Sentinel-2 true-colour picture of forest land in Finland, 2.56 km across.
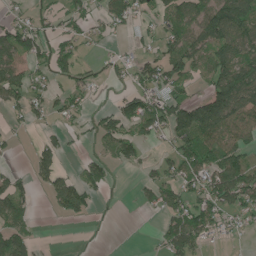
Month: June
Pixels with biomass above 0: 55%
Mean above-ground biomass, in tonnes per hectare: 61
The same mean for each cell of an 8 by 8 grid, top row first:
30 32 49 79 45 80 109 142
105 58 43 16 27 82 111 106
98 48 38 22 68 78 71 140
33 45 42 57 122 103 152 121
11 43 19 57 55 71 90 76
48 57 45 22 27 70 101 102
59 11 60 2 20 91 81 75
86 3 1 0 1 92 35 11
